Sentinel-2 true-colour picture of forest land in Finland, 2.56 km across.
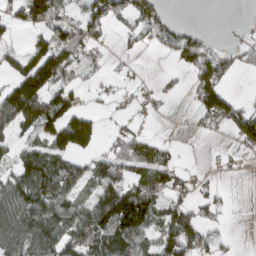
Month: March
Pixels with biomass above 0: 56%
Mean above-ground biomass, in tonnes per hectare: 65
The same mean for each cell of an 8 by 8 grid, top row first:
52 152 54 79 72 8 0 1
32 88 91 15 22 57 50 28
105 134 42 14 10 15 93 10
147 125 65 15 17 0 90 60
50 78 97 38 62 11 2 50
88 117 69 99 66 51 17 8
118 112 67 195 157 72 49 0
111 120 104 132 81 127 57 3
